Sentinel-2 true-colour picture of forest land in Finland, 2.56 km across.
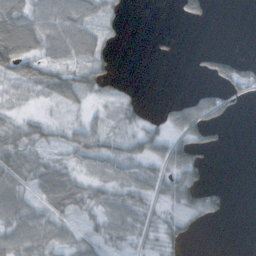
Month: October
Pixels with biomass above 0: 59%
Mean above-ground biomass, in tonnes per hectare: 34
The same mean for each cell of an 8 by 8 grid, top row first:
72 58 60 23 0 12 24 0
96 50 61 14 0 4 6 0
47 65 64 34 1 0 16 55
19 10 17 20 18 51 77 7
81 42 60 38 58 52 28 0
70 77 28 26 37 53 15 0
67 41 36 45 33 29 52 0
67 50 35 36 25 30 0 0
